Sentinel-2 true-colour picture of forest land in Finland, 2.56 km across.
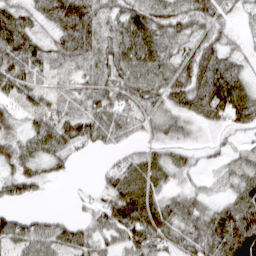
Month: March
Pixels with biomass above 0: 83%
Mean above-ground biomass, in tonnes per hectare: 51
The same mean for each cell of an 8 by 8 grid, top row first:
61 44 65 36 57 56 66 17
76 43 58 48 77 50 73 25
79 29 30 57 81 81 80 50
33 74 48 68 43 47 56 58
49 62 48 31 33 38 16 18
57 28 3 46 78 35 16 38
23 6 14 77 93 55 41 58
57 70 64 50 78 35 77 89
